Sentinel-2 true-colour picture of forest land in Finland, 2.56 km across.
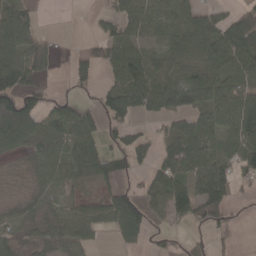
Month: April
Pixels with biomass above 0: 67%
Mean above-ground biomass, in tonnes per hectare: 59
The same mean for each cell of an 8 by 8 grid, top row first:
91 0 0 44 68 48 45 53
97 39 9 51 43 62 79 98
99 20 24 36 94 84 90 82
164 55 55 85 62 96 72 119
69 56 87 32 37 80 65 101
10 76 56 60 24 95 132 59
30 45 44 84 65 81 112 12
35 39 49 12 30 14 30 5
